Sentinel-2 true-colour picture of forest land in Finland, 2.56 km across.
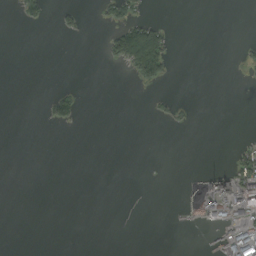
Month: September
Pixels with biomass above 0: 11%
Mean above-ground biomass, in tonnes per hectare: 12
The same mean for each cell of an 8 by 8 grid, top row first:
9 15 13 25 17 0 0 0
0 0 0 42 137 7 0 6
0 0 0 0 41 3 0 2
0 21 25 0 1 11 0 0
0 0 0 0 0 0 0 13
0 0 0 0 0 0 32 104
0 0 0 0 0 4 29 105
0 0 0 0 0 17 7 87
